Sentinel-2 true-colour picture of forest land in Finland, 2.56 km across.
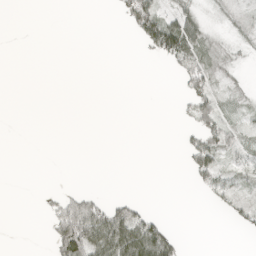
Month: April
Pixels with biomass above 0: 28%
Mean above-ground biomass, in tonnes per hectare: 16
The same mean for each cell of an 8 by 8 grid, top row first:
0 0 0 3 71 33 7 10
0 0 0 0 21 86 18 8
0 0 0 0 0 11 34 7
0 0 0 0 0 5 43 11
0 0 0 0 0 3 47 21
0 0 0 0 0 0 40 20
0 12 80 42 13 0 4 23
0 17 116 80 86 21 0 1
